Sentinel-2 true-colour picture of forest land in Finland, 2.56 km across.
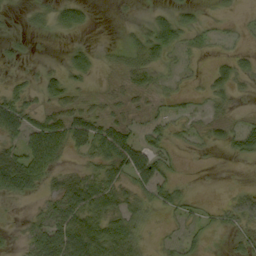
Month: September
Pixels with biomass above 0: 52%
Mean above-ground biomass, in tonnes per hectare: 24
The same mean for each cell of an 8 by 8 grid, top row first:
2 15 26 1 4 30 5 6
7 0 17 7 42 36 10 10
10 22 16 7 23 11 19 23
47 28 36 16 19 16 15 6
30 80 35 55 39 15 15 46
56 31 27 37 52 17 1 0
2 26 56 42 27 25 10 34
7 59 78 59 16 14 11 16
